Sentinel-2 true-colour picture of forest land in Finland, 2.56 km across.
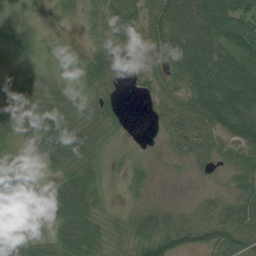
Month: July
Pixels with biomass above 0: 88%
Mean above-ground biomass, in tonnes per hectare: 61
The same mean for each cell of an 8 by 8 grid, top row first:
34 21 29 73 77 108 127 96
66 26 9 45 44 117 109 94
59 53 42 49 35 66 128 149
87 95 63 45 9 64 114 133
32 107 96 24 6 49 68 72
44 21 83 13 26 7 12 52
36 41 102 19 38 26 34 67
51 34 104 47 79 79 70 75
